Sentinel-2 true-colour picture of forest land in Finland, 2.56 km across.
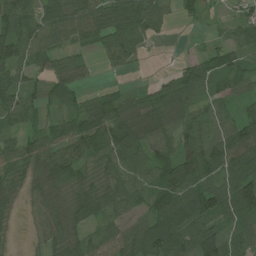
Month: July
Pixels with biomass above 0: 86%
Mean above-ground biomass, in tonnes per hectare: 71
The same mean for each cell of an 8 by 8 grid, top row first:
106 90 87 107 126 25 23 46
125 91 43 84 28 2 26 78
71 55 45 6 11 58 78 60
98 41 70 98 93 70 54 42
56 67 97 122 82 64 104 117
58 77 60 67 69 105 79 98
28 61 74 59 53 111 107 99
8 54 66 51 108 118 130 84
